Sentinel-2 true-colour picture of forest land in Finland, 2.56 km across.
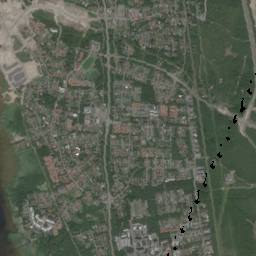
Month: July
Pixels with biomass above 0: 83%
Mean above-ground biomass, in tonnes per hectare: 74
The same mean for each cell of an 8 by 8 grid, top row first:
8 26 22 43 81 99 91 69
4 45 86 73 91 110 76 64
9 47 46 78 69 67 88 114
38 77 86 60 77 72 98 69
11 76 70 81 74 83 109 92
37 65 59 86 112 115 89 88
69 68 65 104 116 77 112 120
7 105 109 102 109 88 67 108
